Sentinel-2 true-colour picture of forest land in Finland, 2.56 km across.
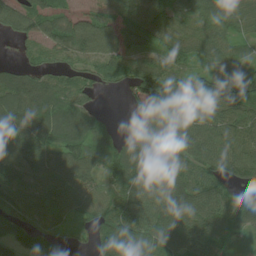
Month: June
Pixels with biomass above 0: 89%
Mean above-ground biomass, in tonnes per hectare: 85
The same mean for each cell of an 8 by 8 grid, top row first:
99 76 52 63 71 74 79 83
19 70 87 82 69 90 78 43
80 64 54 48 152 89 90 123
122 136 96 9 51 72 80 91
98 93 109 81 90 95 108 93
121 91 89 88 109 87 98 79
82 86 66 90 125 99 103 90
90 75 25 123 104 107 97 50
